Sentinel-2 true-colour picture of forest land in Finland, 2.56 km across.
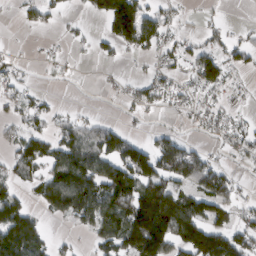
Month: March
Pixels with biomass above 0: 53%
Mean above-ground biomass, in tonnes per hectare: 62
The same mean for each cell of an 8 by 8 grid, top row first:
10 27 8 143 89 18 7 0
4 8 7 36 57 38 42 40
30 8 4 9 31 36 87 16
33 36 11 2 26 26 41 22
52 70 105 103 51 77 23 50
52 73 161 127 121 114 116 18
83 60 136 150 188 152 84 38
140 36 10 98 197 115 137 77
